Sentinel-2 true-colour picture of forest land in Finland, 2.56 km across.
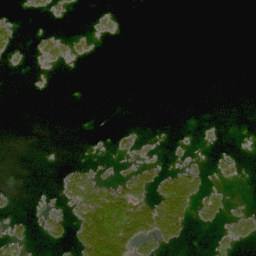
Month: June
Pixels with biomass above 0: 18%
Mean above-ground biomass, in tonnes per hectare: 23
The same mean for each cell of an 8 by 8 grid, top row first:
6 8 1 7 0 0 0 0
18 28 11 0 0 0 0 0
0 0 0 0 0 0 0 0
0 0 0 0 0 0 0 0
0 0 0 8 9 2 3 1
0 0 61 17 62 84 30 15
8 16 92 153 93 152 55 10
37 25 76 185 85 49 6 42
